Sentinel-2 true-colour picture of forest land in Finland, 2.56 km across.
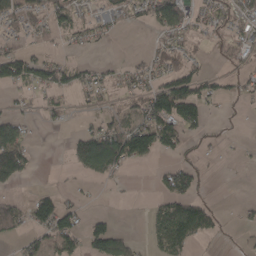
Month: April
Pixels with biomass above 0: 46%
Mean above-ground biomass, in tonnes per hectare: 40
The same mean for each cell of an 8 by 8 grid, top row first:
49 49 42 34 42 112 35 50
24 23 16 4 9 40 18 40
66 52 39 21 35 81 33 22
17 20 8 24 61 102 34 6
105 0 72 123 107 55 15 5
78 0 28 45 0 74 10 0
41 77 31 2 7 81 44 10
25 54 48 93 14 93 22 6
